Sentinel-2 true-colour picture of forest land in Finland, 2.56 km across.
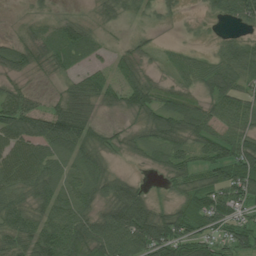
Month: July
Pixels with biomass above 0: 81%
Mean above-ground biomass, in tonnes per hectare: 54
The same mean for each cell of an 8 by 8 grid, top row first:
4 20 20 41 29 12 20 65
48 59 66 17 23 16 12 60
26 14 45 49 39 28 61 52
91 62 62 20 55 73 51 67
79 69 65 22 44 55 70 76
82 62 48 45 8 50 53 91
63 67 61 90 92 48 79 59
67 95 96 108 120 103 49 64
